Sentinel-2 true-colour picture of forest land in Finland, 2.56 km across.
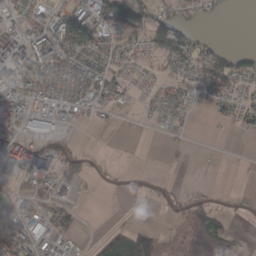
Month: March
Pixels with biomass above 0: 49%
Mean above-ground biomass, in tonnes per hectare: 36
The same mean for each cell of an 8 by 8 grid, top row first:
46 49 82 89 59 44 16 0
79 96 82 41 37 87 34 21
61 54 62 47 19 33 69 56
65 59 32 21 14 38 11 35
70 40 7 0 0 10 4 1
47 57 21 3 4 1 0 1
31 39 15 0 1 11 34 3
89 58 14 34 69 3 56 20
